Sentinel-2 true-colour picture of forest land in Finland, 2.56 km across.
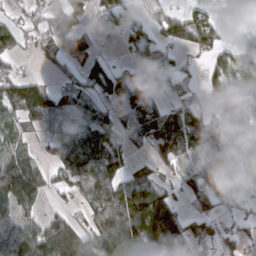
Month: March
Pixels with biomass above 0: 68%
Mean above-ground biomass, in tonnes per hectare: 70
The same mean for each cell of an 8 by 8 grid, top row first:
30 66 65 73 35 53 49 13
54 59 93 5 99 62 64 34
78 25 58 112 74 75 49 103
80 80 61 46 117 78 46 79
56 33 73 64 41 115 94 76
132 45 78 81 49 30 108 89
81 21 34 115 144 59 53 32
111 111 70 128 131 109 58 51
